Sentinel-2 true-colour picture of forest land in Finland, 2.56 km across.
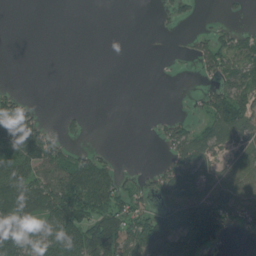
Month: July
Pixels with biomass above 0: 46%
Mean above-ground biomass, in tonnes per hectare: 48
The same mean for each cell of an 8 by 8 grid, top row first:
0 0 0 0 0 24 1 7
0 0 0 0 0 3 50 55
0 0 0 0 0 1 20 70
73 3 9 0 0 5 47 98
103 75 10 3 1 67 66 51
109 83 129 63 18 72 49 61
132 121 109 94 39 80 121 73
127 121 131 174 129 97 117 3
